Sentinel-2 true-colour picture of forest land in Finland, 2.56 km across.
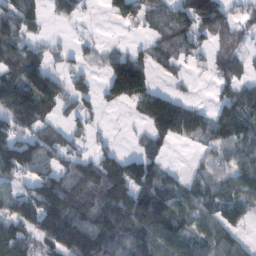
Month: February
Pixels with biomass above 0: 68%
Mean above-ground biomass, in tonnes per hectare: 83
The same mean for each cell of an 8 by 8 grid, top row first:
109 44 37 42 66 84 153 44
84 39 29 21 40 69 62 61
114 130 42 150 144 23 22 81
139 58 55 8 108 161 54 122
132 86 33 24 40 38 48 93
75 86 97 115 130 34 68 88
29 135 81 119 140 103 69 97
115 127 198 127 117 130 89 52
